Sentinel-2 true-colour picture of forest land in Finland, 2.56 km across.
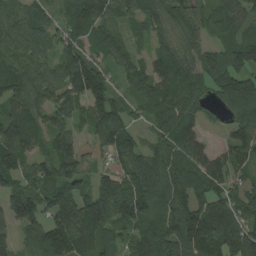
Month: August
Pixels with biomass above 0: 89%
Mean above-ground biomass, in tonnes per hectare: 100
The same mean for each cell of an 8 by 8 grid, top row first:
85 61 113 82 76 86 82 82
81 68 86 71 28 89 68 122
111 88 142 64 86 110 80 133
95 93 77 125 58 129 41 102
134 70 50 95 73 110 43 111
103 95 87 97 145 115 127 50
140 107 110 140 139 129 147 108
65 138 130 82 132 141 185 173
